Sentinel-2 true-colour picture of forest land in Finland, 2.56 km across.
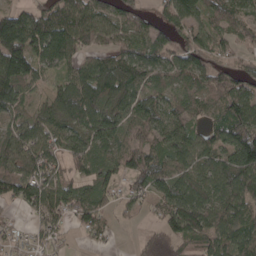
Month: April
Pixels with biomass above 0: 83%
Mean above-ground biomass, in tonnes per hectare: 77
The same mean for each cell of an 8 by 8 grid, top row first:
89 99 116 76 54 80 70 59
157 140 75 60 83 59 76 40
145 38 96 129 66 63 67 68
65 66 121 77 88 65 49 98
89 73 72 78 59 90 69 153
77 75 47 59 92 80 81 138
33 104 75 33 22 102 99 88
31 40 10 13 28 69 90 95
